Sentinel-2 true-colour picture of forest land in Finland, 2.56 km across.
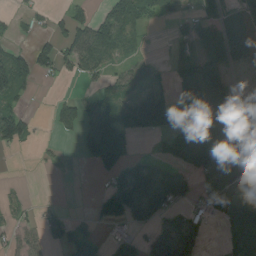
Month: August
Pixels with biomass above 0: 54%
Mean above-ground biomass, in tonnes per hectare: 64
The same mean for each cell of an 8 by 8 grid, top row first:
25 25 33 79 59 34 59 61
35 68 104 91 17 30 106 111
110 12 30 40 41 55 174 11
61 12 80 125 128 122 86 49
46 8 41 145 0 67 125 73
0 2 0 77 119 82 106 58
27 18 1 124 148 64 44 107
40 40 83 30 59 187 22 108
